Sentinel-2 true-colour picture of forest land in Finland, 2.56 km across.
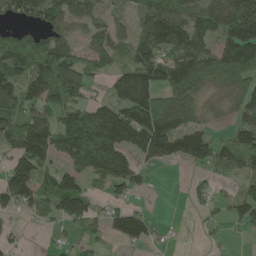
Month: May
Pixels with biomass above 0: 69%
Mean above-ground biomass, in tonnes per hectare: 92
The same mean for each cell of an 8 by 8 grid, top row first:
60 112 93 43 82 123 107 177
132 118 46 87 101 150 95 207
123 148 111 58 120 134 115 130
93 119 105 117 170 160 36 72
112 158 189 187 122 123 104 104
140 76 102 126 38 1 31 56
66 65 122 47 29 0 35 81
23 7 37 42 75 5 9 5
